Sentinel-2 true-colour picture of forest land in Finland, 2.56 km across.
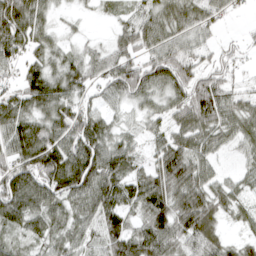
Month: April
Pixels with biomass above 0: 87%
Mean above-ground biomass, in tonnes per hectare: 67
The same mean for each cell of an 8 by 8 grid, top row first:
116 42 14 22 59 76 53 13
76 49 28 49 65 69 40 26
44 82 67 80 87 90 72 29
69 79 75 36 40 62 99 71
80 107 98 64 36 87 67 51
96 106 129 91 67 108 64 35
102 78 62 88 76 100 92 45
38 54 53 83 91 73 72 36
